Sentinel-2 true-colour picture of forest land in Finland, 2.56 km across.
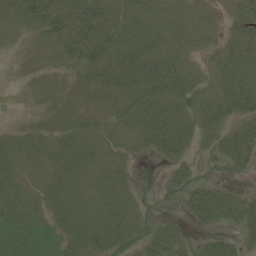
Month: June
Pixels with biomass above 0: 78%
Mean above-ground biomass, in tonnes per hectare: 37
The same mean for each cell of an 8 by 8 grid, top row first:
34 60 69 42 43 28 12 47
6 19 51 45 56 34 19 52
1 11 16 40 63 72 26 59
3 13 19 32 62 57 57 50
23 21 41 32 31 56 23 68
34 28 33 34 0 36 20 15
68 39 36 50 20 15 69 50
54 37 44 59 43 30 21 23
